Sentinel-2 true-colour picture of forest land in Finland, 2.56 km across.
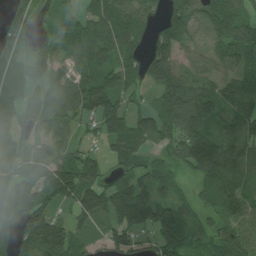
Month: July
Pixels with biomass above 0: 84%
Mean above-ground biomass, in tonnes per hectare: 104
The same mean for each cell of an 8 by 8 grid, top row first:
62 42 73 146 71 120 104 80
60 85 107 128 63 138 69 108
109 105 109 120 86 151 73 98
110 114 112 125 70 150 115 111
92 85 54 101 79 91 159 101
107 137 162 60 86 49 110 76
129 115 126 170 191 114 69 82
135 207 74 82 48 132 77 113
